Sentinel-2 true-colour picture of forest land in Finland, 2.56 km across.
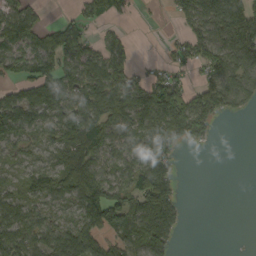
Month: September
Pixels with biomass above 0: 67%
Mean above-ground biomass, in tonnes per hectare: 76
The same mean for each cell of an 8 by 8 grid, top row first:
76 11 49 57 5 38 114 138
85 108 92 83 0 42 100 131
72 111 97 112 59 72 69 102
120 100 97 106 141 154 111 36
62 58 113 76 92 78 16 0
50 79 137 70 136 52 0 0
87 60 92 151 129 70 0 0
111 102 130 65 101 36 0 0
